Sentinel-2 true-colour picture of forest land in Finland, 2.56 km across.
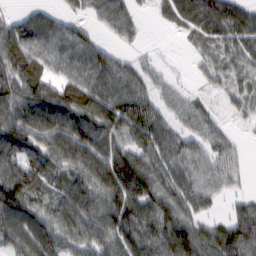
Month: February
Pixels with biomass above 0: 86%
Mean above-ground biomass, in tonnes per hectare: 74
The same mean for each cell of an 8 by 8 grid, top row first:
34 52 27 85 19 51 92 75
100 90 91 35 15 3 35 52
92 78 91 79 53 16 27 46
97 121 112 93 92 47 34 31
103 88 117 86 82 73 49 11
131 75 84 123 102 78 62 24
129 64 114 102 104 86 35 53
90 96 86 90 101 125 83 113
